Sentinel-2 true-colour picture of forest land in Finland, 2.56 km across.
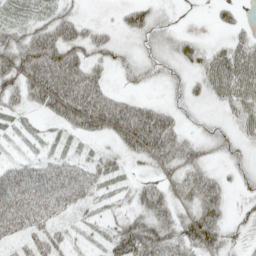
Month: May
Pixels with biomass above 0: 77%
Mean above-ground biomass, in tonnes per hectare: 44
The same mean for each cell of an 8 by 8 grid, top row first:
32 38 27 4 45 10 5 15
64 82 55 32 26 39 34 54
62 85 77 17 20 17 55 86
30 40 98 93 63 29 14 53
11 21 19 27 84 54 33 25
69 72 56 33 25 43 43 21
83 62 31 20 48 44 69 7
32 54 15 55 103 68 67 13
